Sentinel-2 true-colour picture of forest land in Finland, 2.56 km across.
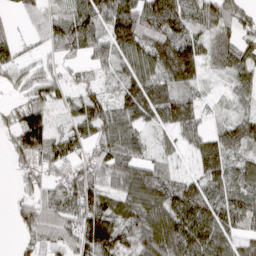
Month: March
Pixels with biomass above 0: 86%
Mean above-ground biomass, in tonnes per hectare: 73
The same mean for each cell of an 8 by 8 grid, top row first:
18 55 97 109 136 109 86 71
39 39 82 83 106 138 62 80
25 44 27 27 99 97 21 54
45 55 64 77 70 118 18 34
74 107 80 94 38 28 64 81
25 53 76 116 106 38 78 67
34 86 98 84 109 123 105 81
13 55 81 123 86 143 102 57
